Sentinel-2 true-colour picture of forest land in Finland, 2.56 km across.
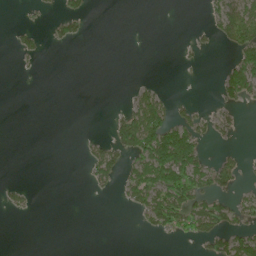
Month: June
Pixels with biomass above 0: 24%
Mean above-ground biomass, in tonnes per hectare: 25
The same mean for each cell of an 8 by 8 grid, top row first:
0 11 37 0 0 0 19 81
19 10 3 0 0 3 10 70
1 0 0 0 6 1 0 91
0 0 0 7 92 31 14 16
0 0 6 46 105 155 25 4
0 0 1 36 83 120 61 30
16 0 0 1 55 97 64 35
0 0 0 0 2 18 57 68
